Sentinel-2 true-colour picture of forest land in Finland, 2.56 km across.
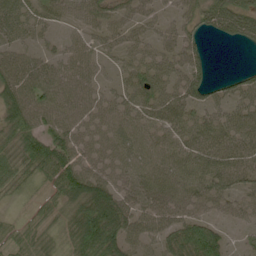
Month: June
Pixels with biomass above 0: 77%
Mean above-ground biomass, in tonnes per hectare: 43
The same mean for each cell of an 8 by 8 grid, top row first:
54 36 29 27 13 13 61 77
30 12 6 15 13 25 14 12
55 43 28 9 40 37 39 35
57 54 49 41 45 53 42 40
47 62 47 44 43 44 52 49
54 56 72 45 46 51 57 50
10 38 74 91 45 50 27 19
53 44 81 88 44 65 81 9
